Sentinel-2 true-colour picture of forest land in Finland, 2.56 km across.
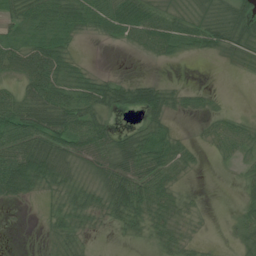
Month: July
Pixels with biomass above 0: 68%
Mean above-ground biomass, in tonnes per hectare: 34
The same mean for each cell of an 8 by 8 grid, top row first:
38 55 52 62 61 32 34 51
44 54 7 5 38 32 38 36
33 73 40 27 20 4 0 1
60 71 61 35 60 19 17 8
68 65 58 45 49 32 17 46
75 52 22 57 63 30 1 18
6 14 40 41 47 28 4 19
0 8 20 3 15 36 7 33
